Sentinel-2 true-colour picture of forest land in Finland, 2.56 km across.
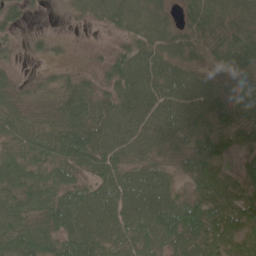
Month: June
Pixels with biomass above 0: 90%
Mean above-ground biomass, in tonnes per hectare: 54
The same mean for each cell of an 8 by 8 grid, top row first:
33 3 20 46 56 18 38 56
14 17 6 18 61 48 33 65
23 21 35 41 76 65 32 42
47 40 82 59 65 73 64 56
52 68 97 66 54 43 74 35
72 57 39 65 54 32 83 42
75 74 76 67 74 72 85 87
88 69 82 58 60 61 67 52
